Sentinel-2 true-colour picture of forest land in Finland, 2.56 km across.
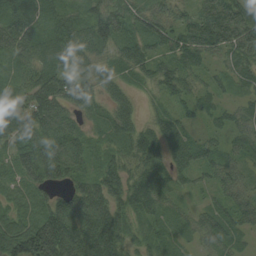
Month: August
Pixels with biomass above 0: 95%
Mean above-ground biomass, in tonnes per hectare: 56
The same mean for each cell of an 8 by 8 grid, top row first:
65 51 50 74 54 42 80 78
74 59 80 44 58 64 70 72
29 71 60 47 32 56 29 39
44 89 37 51 21 38 34 35
54 59 40 37 67 70 32 42
58 55 42 69 68 49 28 35
61 76 71 71 59 25 29 54
115 160 86 83 40 28 38 26
